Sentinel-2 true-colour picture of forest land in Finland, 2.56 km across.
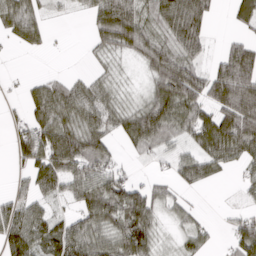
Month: March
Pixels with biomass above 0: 70%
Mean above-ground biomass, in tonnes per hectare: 64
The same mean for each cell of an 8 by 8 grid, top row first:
108 23 9 174 80 118 56 36
20 20 1 74 96 93 42 80
3 42 32 35 25 138 84 152
12 103 83 63 83 85 71 136
47 103 105 41 71 30 92 121
12 99 93 61 7 40 56 18
52 33 53 93 95 32 2 16
96 71 86 68 82 21 25 85
